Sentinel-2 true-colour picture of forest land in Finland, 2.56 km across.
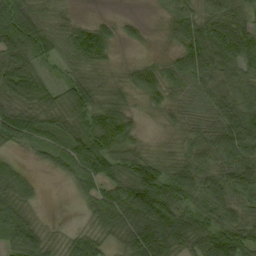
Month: September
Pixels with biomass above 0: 86%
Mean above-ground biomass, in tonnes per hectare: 59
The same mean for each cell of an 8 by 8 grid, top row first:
117 47 13 12 7 58 55 56
104 67 88 39 11 38 94 85
97 38 52 26 51 48 60 58
73 68 73 71 13 28 50 79
39 52 66 85 21 24 61 95
50 9 61 57 89 83 73 88
66 3 12 82 133 90 73 58
66 43 42 36 104 100 80 87
